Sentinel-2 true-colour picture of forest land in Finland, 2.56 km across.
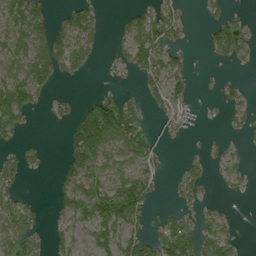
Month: July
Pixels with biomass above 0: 49%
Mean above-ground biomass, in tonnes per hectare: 45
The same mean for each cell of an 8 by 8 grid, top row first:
82 39 65 3 50 54 29 16
76 89 83 10 101 48 30 56
82 53 14 11 53 52 3 13
70 15 46 99 29 57 3 41
25 6 91 77 72 11 8 8
47 5 77 57 61 18 25 31
62 11 63 110 61 18 14 0
72 32 15 81 69 104 73 16
